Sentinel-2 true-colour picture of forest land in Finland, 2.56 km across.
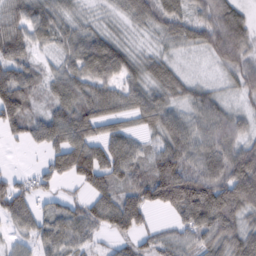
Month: February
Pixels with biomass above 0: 88%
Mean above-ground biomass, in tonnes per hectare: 75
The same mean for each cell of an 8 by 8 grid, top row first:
63 72 36 28 63 55 76 84
79 36 82 93 27 32 55 118
111 50 88 75 78 66 25 74
109 60 98 75 87 67 90 51
19 80 108 89 42 103 89 80
31 58 87 92 85 145 116 131
94 35 53 106 95 100 160 100
33 64 57 36 44 62 83 97
